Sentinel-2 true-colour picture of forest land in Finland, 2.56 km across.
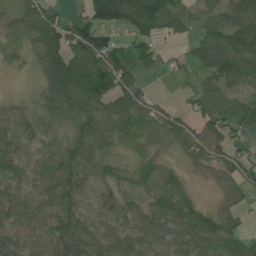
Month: July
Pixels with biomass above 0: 80%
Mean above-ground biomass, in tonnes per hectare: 50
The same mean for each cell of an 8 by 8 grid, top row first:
43 72 45 116 146 67 35 61
36 84 112 90 48 15 64 70
3 60 109 107 25 8 48 63
28 36 77 50 45 30 51 57
37 33 50 31 12 27 80 22
36 53 43 12 37 44 10 41
41 39 37 24 46 95 30 21
36 34 57 49 48 50 72 48
